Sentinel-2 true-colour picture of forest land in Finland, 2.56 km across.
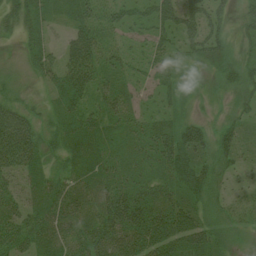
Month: July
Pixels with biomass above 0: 93%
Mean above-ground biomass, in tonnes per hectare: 44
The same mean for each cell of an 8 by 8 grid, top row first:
46 29 52 52 37 67 64 30
13 35 67 40 26 38 56 17
16 35 65 39 27 29 13 37
60 18 43 44 24 24 8 25
116 29 55 31 39 70 43 34
50 38 48 45 36 58 45 18
47 61 57 80 73 65 27 21
62 47 58 64 78 74 50 11
